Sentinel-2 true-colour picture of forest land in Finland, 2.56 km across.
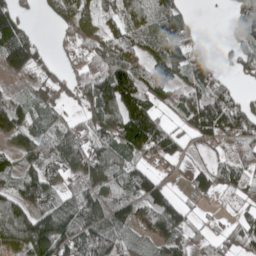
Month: May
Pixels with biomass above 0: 76%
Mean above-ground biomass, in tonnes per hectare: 92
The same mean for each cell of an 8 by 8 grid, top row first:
86 29 100 61 79 100 1 66
119 22 111 179 84 157 27 89
27 53 99 195 118 76 88 30
87 71 65 154 161 58 156 138
51 94 102 124 159 76 45 80
76 86 80 103 107 22 79 64
121 130 145 155 118 96 12 28
121 200 141 100 47 86 30 95
